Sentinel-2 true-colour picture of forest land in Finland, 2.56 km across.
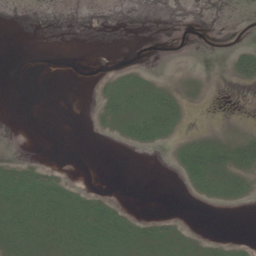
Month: June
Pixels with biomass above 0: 31%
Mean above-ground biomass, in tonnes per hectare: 11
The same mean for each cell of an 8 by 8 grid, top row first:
0 0 0 0 0 0 0 0
0 0 0 0 0 0 0 12
0 0 0 12 15 6 4 16
0 0 0 23 36 28 0 0
0 0 0 2 17 12 29 30
29 18 0 0 0 5 43 25
41 39 32 20 0 0 2 3
33 31 39 37 32 26 10 4
